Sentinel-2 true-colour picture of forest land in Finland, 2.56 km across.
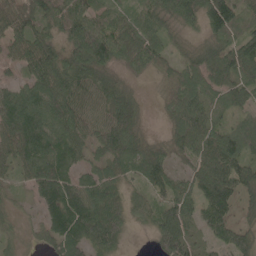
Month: May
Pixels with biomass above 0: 90%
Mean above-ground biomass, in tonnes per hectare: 68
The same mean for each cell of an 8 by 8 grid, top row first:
86 79 84 50 63 65 101 63
63 84 87 85 74 27 33 90
38 94 86 49 10 45 59 68
119 102 85 87 23 61 61 41
94 94 66 90 60 54 93 74
41 114 48 61 69 46 111 96
19 47 82 90 40 77 80 120
23 39 80 79 3 98 34 84
